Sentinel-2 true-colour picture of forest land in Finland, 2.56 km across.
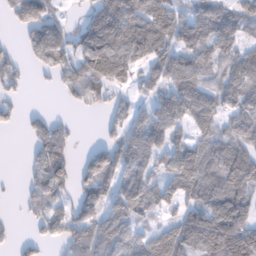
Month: February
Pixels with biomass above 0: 72%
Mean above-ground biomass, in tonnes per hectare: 74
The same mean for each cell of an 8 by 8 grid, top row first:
72 78 29 151 123 80 101 94
19 112 74 131 114 78 90 63
36 13 87 82 46 91 65 104
21 18 11 45 32 43 99 83
0 96 7 59 99 64 71 95
3 104 50 98 82 99 100 137
5 63 66 63 77 50 119 121
20 36 83 80 58 127 153 151
